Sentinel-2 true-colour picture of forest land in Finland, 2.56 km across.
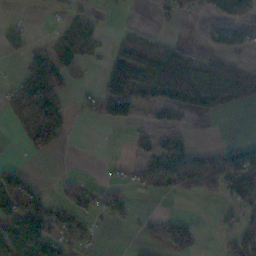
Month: November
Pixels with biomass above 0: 42%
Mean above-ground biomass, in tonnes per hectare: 40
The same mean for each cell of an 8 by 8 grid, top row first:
5 5 37 1 1 25 21 38
37 32 39 25 40 29 19 30
27 90 6 136 75 91 91 61
43 140 12 94 19 32 33 6
2 78 0 0 20 58 15 31
65 1 5 5 39 82 95 133
74 83 31 29 1 1 1 36
61 85 41 0 12 44 1 64
